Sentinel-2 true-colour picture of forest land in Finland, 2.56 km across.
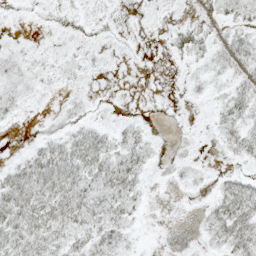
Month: May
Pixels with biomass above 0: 59%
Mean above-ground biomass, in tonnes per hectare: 15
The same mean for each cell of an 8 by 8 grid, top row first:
5 6 9 3 3 4 13 16
6 3 7 4 1 16 16 26
15 6 7 2 0 1 13 18
10 4 10 4 2 2 5 27
1 22 35 23 19 6 2 26
29 42 35 38 13 9 6 15
41 37 37 29 7 0 14 41
36 31 22 29 2 0 13 38
